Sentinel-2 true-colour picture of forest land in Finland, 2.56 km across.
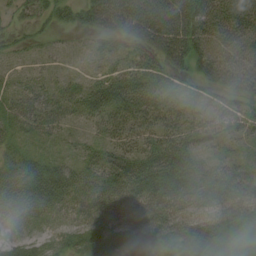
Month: August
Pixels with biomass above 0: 86%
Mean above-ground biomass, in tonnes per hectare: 42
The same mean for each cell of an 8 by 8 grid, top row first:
17 30 40 85 89 90 84 82
15 9 8 20 40 68 59 52
14 17 16 47 50 22 39 51
35 44 34 49 50 33 26 28
17 14 18 40 39 52 21 15
53 53 45 61 65 64 53 57
38 37 36 47 53 45 42 59
23 24 34 50 29 50 63 28
